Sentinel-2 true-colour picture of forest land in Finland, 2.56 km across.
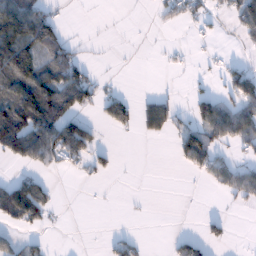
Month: January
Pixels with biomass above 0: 35%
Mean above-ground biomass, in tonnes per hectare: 44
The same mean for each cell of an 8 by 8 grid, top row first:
148 58 0 0 1 31 30 81
210 90 13 1 1 8 6 9
155 113 84 3 0 1 8 87
147 132 51 58 48 38 80 75
130 121 109 8 5 48 79 45
26 21 12 16 0 0 38 57
133 57 0 1 2 0 0 10
27 10 0 23 11 24 33 0
